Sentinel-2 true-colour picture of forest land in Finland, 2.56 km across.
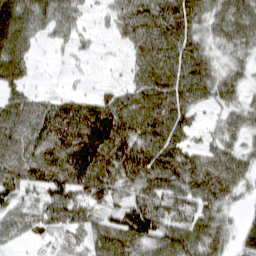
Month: March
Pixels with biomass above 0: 88%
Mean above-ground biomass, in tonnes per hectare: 77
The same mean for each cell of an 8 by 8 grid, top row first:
94 61 32 48 102 129 73 89
77 12 21 11 82 97 57 63
58 3 9 11 86 104 77 48
75 92 118 122 107 88 26 60
87 127 164 137 104 77 45 55
96 116 134 101 111 101 99 74
63 81 88 68 110 86 84 32
35 39 55 99 96 99 94 50
